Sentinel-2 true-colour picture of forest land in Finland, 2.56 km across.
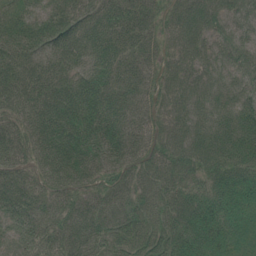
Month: July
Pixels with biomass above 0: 98%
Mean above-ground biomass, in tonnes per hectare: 65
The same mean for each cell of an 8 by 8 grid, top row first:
42 43 54 73 75 71 73 49
82 63 49 63 63 57 46 54
84 84 50 65 61 51 54 39
67 105 75 71 53 51 69 64
68 115 89 81 55 69 88 98
70 75 66 55 59 60 74 88
65 52 49 45 45 66 92 87
30 49 53 46 51 74 83 65
